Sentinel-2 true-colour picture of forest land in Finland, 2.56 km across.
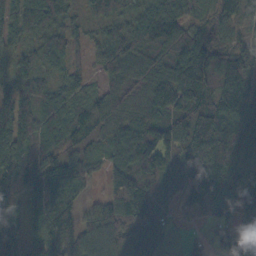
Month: October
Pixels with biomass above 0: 89%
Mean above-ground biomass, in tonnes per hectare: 94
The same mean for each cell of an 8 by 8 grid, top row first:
85 113 44 82 89 97 33 70
58 93 40 80 74 114 101 96
77 60 54 51 61 72 140 170
125 90 60 91 107 91 143 141
114 80 50 81 161 120 215 138
99 105 87 103 115 48 165 80
71 114 74 116 97 30 69 92
79 135 131 127 88 10 49 144
